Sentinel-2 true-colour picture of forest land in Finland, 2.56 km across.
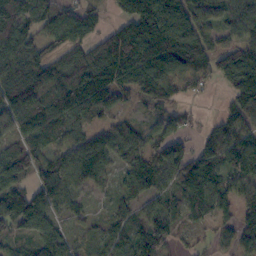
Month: October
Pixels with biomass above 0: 85%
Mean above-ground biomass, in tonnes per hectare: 93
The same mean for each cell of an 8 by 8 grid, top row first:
159 94 95 39 168 137 89 92
139 68 103 155 143 135 90 111
150 121 142 104 118 108 63 134
123 123 99 71 29 48 6 86
73 78 80 99 89 83 76 117
118 102 94 40 128 109 100 81
121 94 33 36 70 59 90 98
56 99 40 73 108 44 36 76
